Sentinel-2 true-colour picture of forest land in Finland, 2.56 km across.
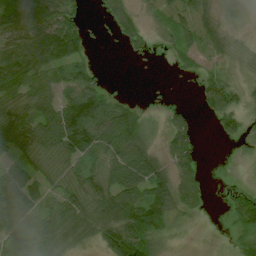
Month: July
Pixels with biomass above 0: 72%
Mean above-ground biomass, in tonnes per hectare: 43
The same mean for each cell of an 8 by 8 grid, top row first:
62 61 32 27 15 26 29 40
63 98 68 2 14 25 29 11
63 51 65 1 0 3 26 13
47 60 92 66 13 21 23 37
66 58 89 58 41 51 0 10
86 32 50 50 83 62 9 1
93 39 61 71 89 34 11 49
76 74 37 78 82 6 0 32
